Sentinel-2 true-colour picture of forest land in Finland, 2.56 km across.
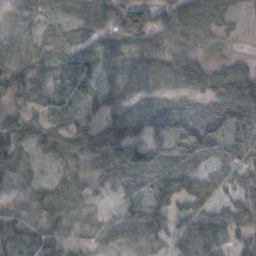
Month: October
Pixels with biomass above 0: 83%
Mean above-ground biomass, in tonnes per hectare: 50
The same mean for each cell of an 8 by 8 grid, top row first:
11 29 44 44 16 50 88 16
10 23 20 45 46 33 26 3
46 31 67 46 31 29 61 80
50 47 51 56 34 34 34 89
79 84 90 116 98 50 70 69
67 17 51 64 41 50 46 47
40 95 43 13 64 43 52 72
70 50 30 63 95 43 83 39
